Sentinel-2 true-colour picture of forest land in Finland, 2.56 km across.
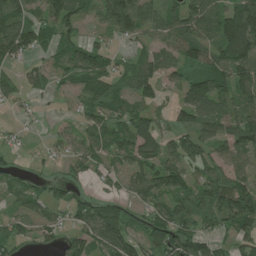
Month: July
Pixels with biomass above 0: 71%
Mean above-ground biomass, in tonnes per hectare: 60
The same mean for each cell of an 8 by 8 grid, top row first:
86 62 55 86 84 69 83 143
102 36 66 24 34 73 68 137
32 34 65 61 77 41 88 104
11 3 30 51 54 38 74 79
10 11 43 59 95 55 51 80
27 22 25 33 86 88 68 61
24 53 59 51 45 73 67 123
37 20 54 105 59 100 53 47
